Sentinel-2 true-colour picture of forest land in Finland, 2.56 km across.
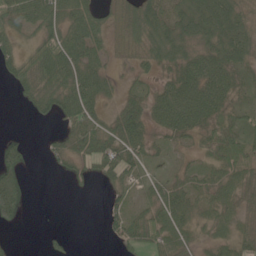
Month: June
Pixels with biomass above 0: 75%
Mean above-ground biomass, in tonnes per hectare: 40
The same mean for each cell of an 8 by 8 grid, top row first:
52 60 58 31 69 53 83 54
30 66 67 26 48 52 49 67
39 68 71 25 20 50 71 27
1 41 72 27 55 86 57 26
33 13 53 67 45 21 35 45
59 2 18 34 21 24 32 43
63 0 0 23 25 61 33 33
3 14 1 16 58 43 23 40
